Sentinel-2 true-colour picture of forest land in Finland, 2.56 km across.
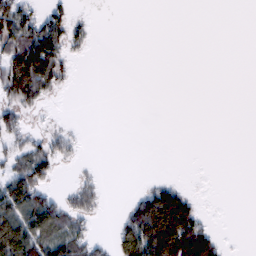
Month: February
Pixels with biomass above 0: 31%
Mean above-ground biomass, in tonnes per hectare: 30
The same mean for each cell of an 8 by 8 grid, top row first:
88 53 9 0 0 0 0 0
88 116 17 0 0 0 0 0
116 86 2 0 0 0 0 0
46 6 0 0 0 0 0 0
38 37 12 0 0 0 0 0
71 50 12 0 2 3 0 0
104 78 45 1 78 108 4 0
132 86 60 26 119 147 70 0
